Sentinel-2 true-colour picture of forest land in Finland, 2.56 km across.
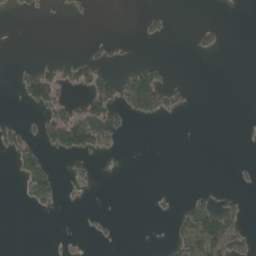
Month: May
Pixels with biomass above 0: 15%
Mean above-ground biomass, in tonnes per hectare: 16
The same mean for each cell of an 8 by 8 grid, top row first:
6 2 4 0 10 1 0 0
0 0 1 11 0 0 15 0
12 53 44 35 96 3 0 0
0 31 33 38 62 18 0 0
28 39 78 17 0 0 0 0
17 62 5 0 0 0 0 3
1 17 2 0 0 9 64 17
0 1 3 4 0 30 134 49
